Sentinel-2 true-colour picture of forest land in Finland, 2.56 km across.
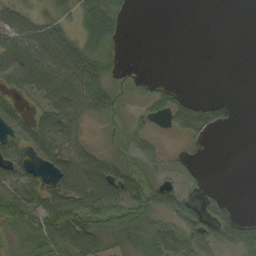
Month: September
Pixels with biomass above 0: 61%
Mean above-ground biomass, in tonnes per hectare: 38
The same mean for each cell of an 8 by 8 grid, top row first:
47 31 44 63 0 0 0 0
76 85 58 30 0 0 0 0
50 81 79 28 13 4 0 0
37 56 58 39 26 55 59 4
48 71 42 25 30 4 11 0
61 38 83 74 49 24 7 0
85 78 83 65 55 59 37 4
36 63 47 31 49 61 58 53
